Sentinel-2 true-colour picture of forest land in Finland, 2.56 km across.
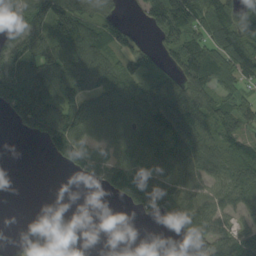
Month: September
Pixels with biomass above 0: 68%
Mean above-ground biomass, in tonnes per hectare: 77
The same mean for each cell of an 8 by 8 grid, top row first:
67 150 101 46 52 166 102 106
121 121 124 72 32 113 112 117
146 153 119 86 78 82 120 66
111 195 131 74 88 100 95 95
0 79 104 63 96 94 87 61
0 0 31 96 110 85 81 92
0 0 0 2 62 120 80 57
10 9 0 0 0 24 86 87
